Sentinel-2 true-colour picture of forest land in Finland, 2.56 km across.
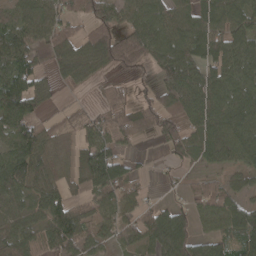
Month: April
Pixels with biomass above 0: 78%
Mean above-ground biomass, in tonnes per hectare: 73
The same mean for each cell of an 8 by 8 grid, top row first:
57 75 49 65 86 91 93 81
97 60 70 97 106 108 116 80
119 43 51 17 14 107 86 87
112 27 19 47 41 90 90 106
100 62 46 58 4 71 86 99
121 91 60 145 16 14 38 44
59 94 50 62 42 54 69 80
87 76 76 57 82 176 84 106
